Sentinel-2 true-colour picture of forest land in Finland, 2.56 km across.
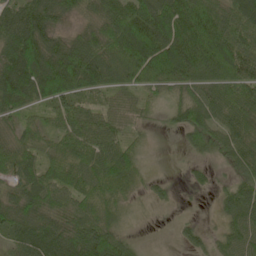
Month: May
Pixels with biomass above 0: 86%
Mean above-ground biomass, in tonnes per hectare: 70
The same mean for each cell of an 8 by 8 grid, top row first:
84 83 41 89 108 114 108 87
103 100 96 97 132 105 114 96
122 129 109 77 79 83 93 102
63 44 70 58 32 49 77 91
55 42 86 78 17 5 49 68
64 69 77 91 24 3 22 45
69 72 68 49 7 9 2 84
55 113 109 93 5 13 24 71
